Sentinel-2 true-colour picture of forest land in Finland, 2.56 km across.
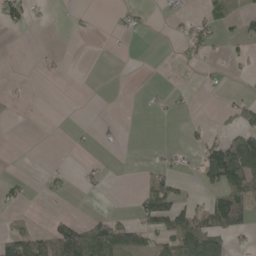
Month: May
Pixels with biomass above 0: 22%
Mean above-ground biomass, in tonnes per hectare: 22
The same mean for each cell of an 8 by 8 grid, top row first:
33 4 3 3 7 10 29 37
0 2 0 1 0 7 22 8
2 3 0 0 0 0 5 2
5 0 0 0 2 4 0 36
0 0 4 3 1 2 29 89
6 9 7 3 11 19 60 116
12 1 0 2 53 74 55 100
80 56 110 112 42 68 77 10
